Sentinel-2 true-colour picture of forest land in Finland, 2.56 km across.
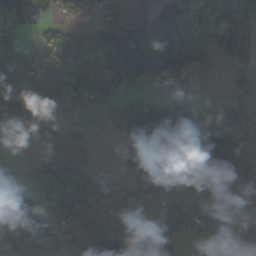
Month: October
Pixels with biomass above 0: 68%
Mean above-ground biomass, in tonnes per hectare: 71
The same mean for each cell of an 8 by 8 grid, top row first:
154 34 45 75 37 65 99 77
91 88 110 105 106 115 88 59
154 118 122 119 73 81 2 30
106 91 66 67 133 76 72 43
24 88 76 18 99 81 126 74
31 118 148 45 87 19 61 48
5 43 106 91 51 50 63 12
9 8 73 92 34 55 25 4
